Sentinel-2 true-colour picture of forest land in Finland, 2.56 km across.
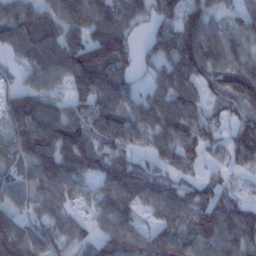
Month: January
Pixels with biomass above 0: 84%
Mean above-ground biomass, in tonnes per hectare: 88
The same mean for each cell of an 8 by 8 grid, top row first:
90 77 84 112 65 82 101 53
60 100 121 158 39 145 130 64
25 63 120 127 31 120 87 112
112 86 70 116 112 129 56 72
92 126 139 93 47 107 73 95
60 111 97 123 103 76 36 16
59 55 27 94 51 94 117 112
120 59 40 110 86 84 100 106
